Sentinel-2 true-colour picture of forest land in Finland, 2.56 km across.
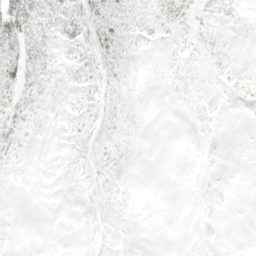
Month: April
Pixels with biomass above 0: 45%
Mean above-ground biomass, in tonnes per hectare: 7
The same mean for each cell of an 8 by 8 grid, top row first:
36 17 23 29 15 18 5 5
26 13 12 26 5 4 6 1
22 13 11 21 6 3 2 6
16 6 11 12 4 1 1 1
10 2 10 9 3 0 1 0
3 2 7 10 1 0 1 0
0 0 3 12 3 0 0 0
1 0 1 2 1 0 0 0
